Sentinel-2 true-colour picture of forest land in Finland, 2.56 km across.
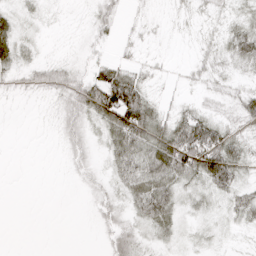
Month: April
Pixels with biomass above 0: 68%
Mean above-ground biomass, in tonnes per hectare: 20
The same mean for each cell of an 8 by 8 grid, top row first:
18 4 3 19 6 6 10 14
29 3 7 7 6 1 12 32
12 25 25 61 21 4 14 10
1 4 30 84 67 18 17 28
0 1 17 32 48 68 87 27
0 0 9 18 49 47 60 23
0 0 1 20 39 26 12 30
0 0 0 20 14 13 7 4
